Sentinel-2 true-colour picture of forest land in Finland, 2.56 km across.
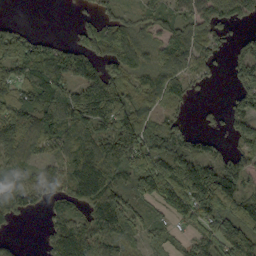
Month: September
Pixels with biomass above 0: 77%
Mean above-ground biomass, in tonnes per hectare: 100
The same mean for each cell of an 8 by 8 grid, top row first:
3 0 23 58 49 64 120 84
130 81 99 116 68 104 83 65
80 148 131 168 90 108 30 117
133 150 207 228 94 49 21 109
101 88 135 182 136 90 57 72
68 65 190 136 159 141 139 126
81 45 78 148 45 94 147 148
23 63 158 84 43 25 90 212
